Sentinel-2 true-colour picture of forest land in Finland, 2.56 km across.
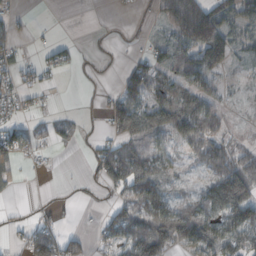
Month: October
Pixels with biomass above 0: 60%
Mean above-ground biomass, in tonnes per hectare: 59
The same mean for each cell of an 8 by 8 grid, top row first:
20 2 8 6 4 62 57 60
31 21 8 12 22 94 163 33
32 13 5 7 108 98 70 8
32 13 10 59 98 155 98 13
67 25 12 61 105 59 125 29
28 4 7 108 138 32 81 172
6 17 6 51 121 77 107 159
18 110 38 74 161 117 116 106
